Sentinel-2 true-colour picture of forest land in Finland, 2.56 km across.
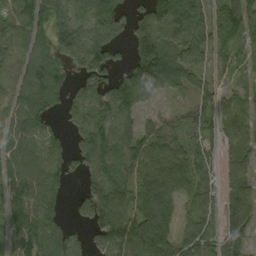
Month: September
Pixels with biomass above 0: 81%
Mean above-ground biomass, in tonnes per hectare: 78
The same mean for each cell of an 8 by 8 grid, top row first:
70 105 61 127 69 114 62 73
43 77 99 71 111 90 52 49
65 121 57 65 117 83 27 26
76 85 92 111 44 29 47 40
85 66 64 111 86 71 50 52
103 109 44 91 93 118 46 59
90 107 49 127 120 66 56 91
92 123 31 106 138 79 55 58
